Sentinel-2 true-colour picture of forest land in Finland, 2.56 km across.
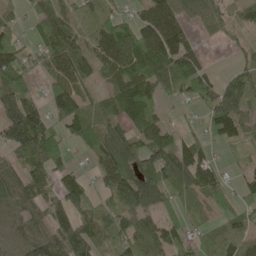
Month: May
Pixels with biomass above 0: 78%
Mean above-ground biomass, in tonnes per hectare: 84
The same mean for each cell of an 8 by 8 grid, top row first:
40 76 60 61 77 98 73 50
90 77 74 147 133 140 12 32
136 52 80 78 117 114 69 76
165 95 102 69 100 10 69 95
96 106 52 132 82 85 56 42
76 68 55 148 100 115 87 34
92 78 109 86 96 52 58 58
78 119 164 69 101 68 44 82
